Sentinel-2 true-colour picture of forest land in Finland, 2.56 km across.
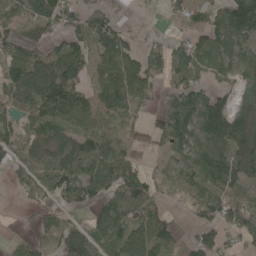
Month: May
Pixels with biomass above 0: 74%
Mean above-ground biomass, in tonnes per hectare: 71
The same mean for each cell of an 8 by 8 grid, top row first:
62 112 69 56 8 30 52 109
71 56 72 121 38 45 75 64
126 134 66 114 88 53 37 55
61 115 99 74 29 90 132 94
74 93 90 64 14 72 115 132
31 70 99 95 59 49 99 84
2 49 53 73 82 12 67 80
14 35 94 81 117 42 76 49
